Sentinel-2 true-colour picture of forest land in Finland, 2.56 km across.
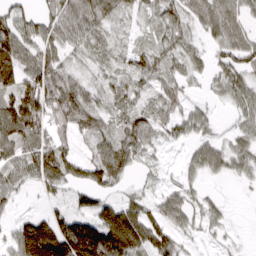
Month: March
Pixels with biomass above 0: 76%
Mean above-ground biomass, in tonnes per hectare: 66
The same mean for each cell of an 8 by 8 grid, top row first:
74 63 94 56 32 61 76 56
122 72 47 37 43 54 36 83
106 86 42 43 60 54 31 75
161 109 85 52 67 58 33 53
85 92 34 75 69 27 59 44
68 108 57 77 17 27 35 23
24 13 57 82 60 70 40 1
106 190 199 164 105 55 17 6
